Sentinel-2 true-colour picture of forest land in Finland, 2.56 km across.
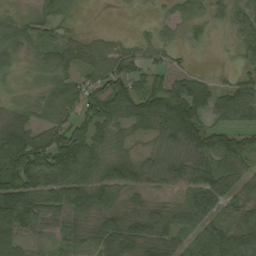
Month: August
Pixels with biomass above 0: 82%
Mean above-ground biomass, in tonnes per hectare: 60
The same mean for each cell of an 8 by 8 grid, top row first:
27 37 9 0 1 24 24 44
48 36 46 48 38 24 4 34
17 30 54 87 55 49 24 35
30 62 71 84 86 123 67 87
105 119 113 35 15 58 87 73
108 105 92 86 46 55 68 57
140 87 85 63 35 41 98 73
75 24 40 95 86 69 100 79
